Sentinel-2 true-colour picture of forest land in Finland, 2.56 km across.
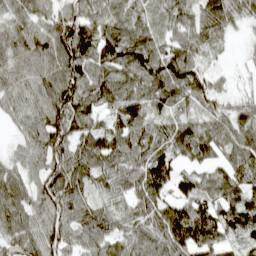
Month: April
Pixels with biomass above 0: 93%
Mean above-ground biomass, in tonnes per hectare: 82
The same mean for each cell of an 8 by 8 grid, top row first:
59 65 90 67 62 69 88 55
71 85 116 97 88 74 56 6
64 84 104 91 95 105 55 9
54 111 107 66 91 55 50 58
26 99 92 102 98 85 89 103
58 103 98 87 123 84 51 78
90 86 82 56 88 98 97 139
93 100 76 82 101 115 139 59
